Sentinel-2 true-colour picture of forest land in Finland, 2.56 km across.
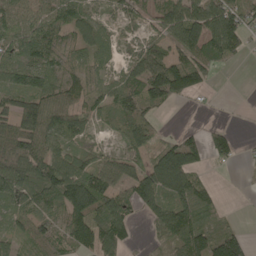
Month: May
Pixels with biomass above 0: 76%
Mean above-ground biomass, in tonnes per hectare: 88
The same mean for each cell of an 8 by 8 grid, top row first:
93 100 84 38 52 131 149 129
117 139 77 43 79 81 124 64
102 118 91 63 138 168 35 0
128 144 77 79 101 8 14 6
116 103 49 27 79 103 86 32
125 140 126 96 118 194 27 5
80 94 153 121 63 120 85 2
53 100 101 120 23 108 146 91
